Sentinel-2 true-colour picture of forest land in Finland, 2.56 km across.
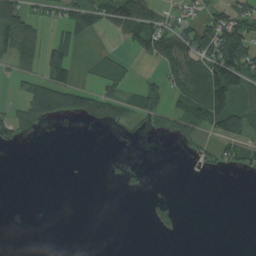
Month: August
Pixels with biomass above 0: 35%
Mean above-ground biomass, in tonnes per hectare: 40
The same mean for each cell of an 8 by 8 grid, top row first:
109 35 72 75 78 44 60 87
105 71 27 9 54 138 105 131
24 84 18 42 21 79 140 108
53 109 82 57 60 63 146 97
27 0 0 0 1 16 20 68
0 0 1 6 9 0 5 8
0 0 0 0 6 27 0 0
0 0 0 0 0 3 0 0
